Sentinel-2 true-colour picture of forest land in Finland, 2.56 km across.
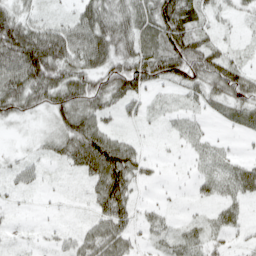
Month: April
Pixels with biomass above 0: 75%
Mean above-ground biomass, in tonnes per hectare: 41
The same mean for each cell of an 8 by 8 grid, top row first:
56 16 43 67 52 88 40 18
101 103 75 77 62 87 57 15
85 89 71 72 64 52 70 69
51 43 78 28 22 13 18 38
5 23 81 74 13 8 21 3
21 6 19 99 27 2 26 51
5 2 2 72 14 4 11 23
5 7 35 67 16 28 28 12
